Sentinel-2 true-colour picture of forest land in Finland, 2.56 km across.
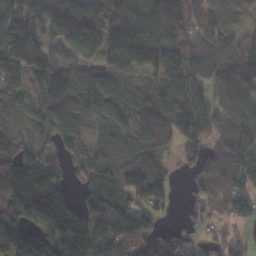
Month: November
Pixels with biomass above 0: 86%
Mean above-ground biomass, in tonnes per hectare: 107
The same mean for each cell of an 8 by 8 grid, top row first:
156 111 125 151 158 127 115 78
182 115 148 131 159 106 95 121
88 67 135 88 45 119 99 161
29 88 119 69 86 111 96 159
58 60 72 76 73 85 87 145
131 119 59 68 93 20 87 139
138 183 118 129 83 15 58 101
155 164 206 136 153 108 34 47
